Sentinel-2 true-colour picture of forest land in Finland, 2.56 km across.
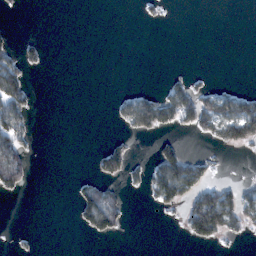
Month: February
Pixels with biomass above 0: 21%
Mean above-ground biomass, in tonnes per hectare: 26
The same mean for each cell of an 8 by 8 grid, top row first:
1 0 0 0 8 0 0 0
29 8 0 0 0 0 0 0
74 0 0 0 0 17 8 1
82 0 0 13 114 83 85 99
69 0 0 28 0 32 17 70
72 0 9 38 33 132 32 5
0 0 54 78 4 32 161 83
3 0 2 13 0 1 51 12
